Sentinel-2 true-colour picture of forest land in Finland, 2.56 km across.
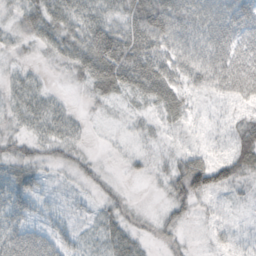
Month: October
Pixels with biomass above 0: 81%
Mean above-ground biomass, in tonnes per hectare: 34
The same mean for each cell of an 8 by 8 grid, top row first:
26 49 42 40 74 72 49 66
15 25 46 83 58 74 78 59
21 8 24 63 60 53 55 76
27 36 8 7 15 30 9 17
27 31 16 6 16 10 12 40
37 16 20 7 13 39 78 43
41 21 15 21 5 29 11 9
61 50 22 34 14 11 11 18
